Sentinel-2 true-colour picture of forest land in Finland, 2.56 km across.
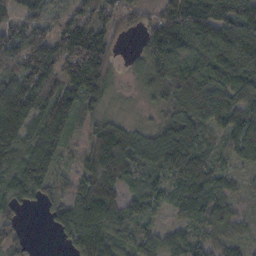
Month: October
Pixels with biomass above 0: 88%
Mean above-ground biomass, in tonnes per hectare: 90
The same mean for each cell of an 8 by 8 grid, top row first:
68 65 87 75 51 142 135 109
128 186 189 62 69 160 131 162
117 131 193 65 46 122 102 117
147 128 74 34 19 71 113 99
113 103 29 134 73 94 47 90
103 91 75 84 57 57 88 29
67 54 107 113 68 45 92 29
69 2 108 98 68 60 60 40
